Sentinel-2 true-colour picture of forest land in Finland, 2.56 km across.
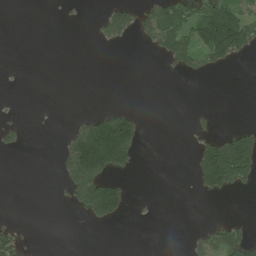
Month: July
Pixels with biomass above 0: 22%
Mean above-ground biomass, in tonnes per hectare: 38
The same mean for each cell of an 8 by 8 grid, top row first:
0 0 3 56 54 100 125 86
0 0 0 9 14 117 140 99
1 0 0 0 0 3 9 0
4 0 6 60 11 0 13 0
22 0 135 247 23 0 73 149
0 0 163 85 0 0 144 130
0 0 61 116 3 0 0 0
53 0 0 0 0 0 48 85
